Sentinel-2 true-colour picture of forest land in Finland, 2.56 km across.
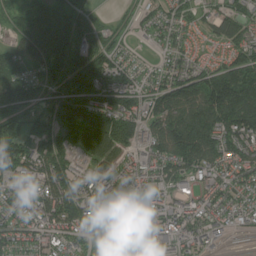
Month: July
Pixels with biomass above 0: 89%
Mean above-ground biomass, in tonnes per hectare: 126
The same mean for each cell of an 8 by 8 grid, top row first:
37 96 94 17 50 71 52 83
97 172 144 89 36 83 25 101
141 104 161 174 90 121 140 182
103 95 195 181 120 161 206 227
123 111 137 170 130 200 180 167
116 180 128 142 158 126 119 107
148 158 154 124 203 145 122 110
100 114 101 112 189 166 137 21
